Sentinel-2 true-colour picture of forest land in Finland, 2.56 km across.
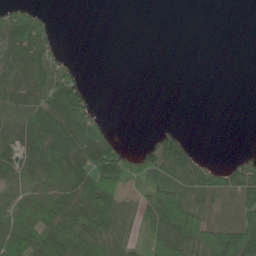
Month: June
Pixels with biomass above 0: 53%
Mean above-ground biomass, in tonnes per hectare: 38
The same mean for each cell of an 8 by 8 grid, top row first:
42 14 0 0 0 0 0 0
41 57 0 0 0 0 0 0
46 60 33 0 0 0 0 0
33 65 71 1 0 0 0 0
45 61 69 51 15 56 0 0
34 62 78 70 57 57 64 58
54 80 67 78 40 107 43 61
95 89 81 60 31 88 94 115
